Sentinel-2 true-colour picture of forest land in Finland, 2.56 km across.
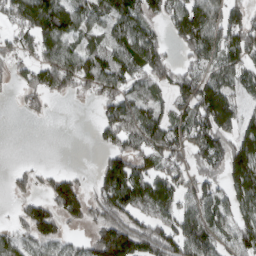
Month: March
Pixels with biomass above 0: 68%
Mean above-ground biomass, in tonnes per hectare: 93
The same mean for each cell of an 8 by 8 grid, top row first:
93 169 88 118 98 100 129 73
64 95 87 109 146 40 106 121
44 99 110 122 90 89 107 82
10 22 0 100 94 70 169 72
0 0 0 69 112 126 130 139
33 48 32 156 112 93 73 168
29 105 111 163 99 90 91 110
80 102 41 226 174 129 88 99
